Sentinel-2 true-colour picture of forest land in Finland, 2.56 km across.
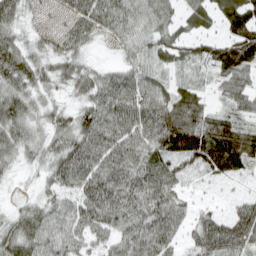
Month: April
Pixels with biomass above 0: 88%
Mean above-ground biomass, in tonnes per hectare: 58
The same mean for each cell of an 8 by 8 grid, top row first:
64 4 37 70 62 42 47 79
69 34 19 14 46 50 45 86
74 51 56 41 53 34 25 70
73 44 53 61 69 88 58 48
62 49 69 58 74 103 121 105
19 41 68 72 85 57 38 37
26 52 51 79 80 64 21 40
67 68 54 55 103 51 85 83
